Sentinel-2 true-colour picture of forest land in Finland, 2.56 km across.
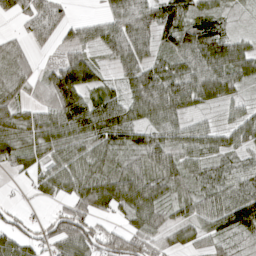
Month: April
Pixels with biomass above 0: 81%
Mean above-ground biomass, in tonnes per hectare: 64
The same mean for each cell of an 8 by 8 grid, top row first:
47 88 11 69 92 87 52 9
40 24 60 71 69 67 125 62
63 74 130 30 89 83 104 59
47 69 110 87 73 75 26 42
53 66 73 72 64 69 60 53
18 58 71 62 78 58 53 76
23 13 75 66 91 38 73 123
64 47 91 64 72 32 48 37
